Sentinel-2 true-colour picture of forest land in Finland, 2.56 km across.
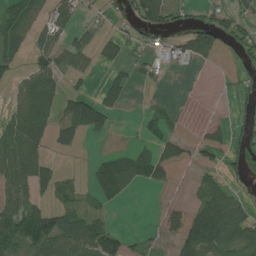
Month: July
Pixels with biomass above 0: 48%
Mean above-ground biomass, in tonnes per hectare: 36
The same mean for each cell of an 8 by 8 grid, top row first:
67 33 19 15 78 28 20 42
58 31 31 27 15 31 56 31
27 58 15 25 12 3 0 17
41 62 95 37 7 9 1 12
78 43 25 4 15 40 37 20
69 54 6 64 49 13 22 22
49 35 39 12 0 25 72 52
51 74 73 50 16 34 93 51
